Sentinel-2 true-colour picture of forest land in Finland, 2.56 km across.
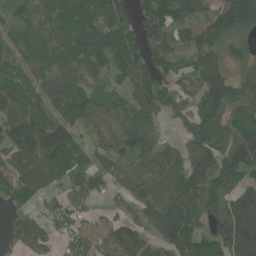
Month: June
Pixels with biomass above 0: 86%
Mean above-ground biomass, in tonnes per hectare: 105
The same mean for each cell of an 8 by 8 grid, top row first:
71 92 116 106 102 148 82 179
73 74 102 133 107 84 120 61
84 73 101 62 116 95 123 76
92 98 131 71 105 69 162 125
152 166 66 91 123 56 143 161
113 121 73 85 129 143 141 145
46 58 66 38 87 162 112 141
65 58 97 92 89 130 97 208
